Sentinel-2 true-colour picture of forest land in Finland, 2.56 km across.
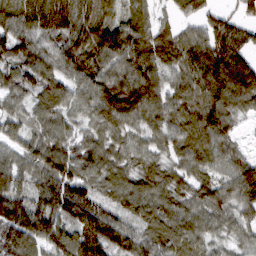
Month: March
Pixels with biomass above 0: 93%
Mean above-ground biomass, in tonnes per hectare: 92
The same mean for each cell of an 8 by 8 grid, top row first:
104 146 119 54 68 44 59 50
108 92 124 133 116 95 118 107
76 90 101 108 138 68 123 166
49 77 57 113 122 85 126 58
56 97 71 62 64 72 100 40
84 100 87 77 74 65 62 116
127 139 158 72 74 71 85 97
110 108 136 134 83 82 54 44
